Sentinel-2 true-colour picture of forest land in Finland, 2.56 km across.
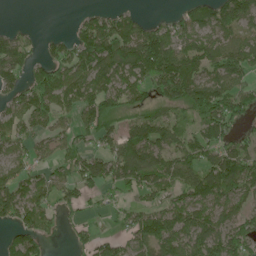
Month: June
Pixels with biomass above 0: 72%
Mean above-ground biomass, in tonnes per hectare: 85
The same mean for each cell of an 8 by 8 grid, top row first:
0 0 25 61 28 36 78 115
90 41 113 143 175 104 76 85
74 122 110 130 108 187 99 75
71 91 84 102 67 61 141 93
61 40 49 68 184 82 106 67
73 62 94 104 131 94 105 147
106 77 56 34 61 70 84 70
86 45 28 47 98 122 116 112
